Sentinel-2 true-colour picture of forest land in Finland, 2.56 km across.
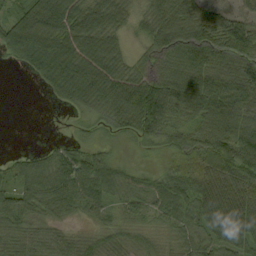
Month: September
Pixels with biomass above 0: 85%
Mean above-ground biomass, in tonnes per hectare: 64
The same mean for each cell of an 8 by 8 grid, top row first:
46 54 55 61 54 98 90 61
65 63 63 53 52 98 105 99
0 53 69 60 86 98 92 109
0 1 29 58 112 94 100 100
0 10 34 17 37 62 91 107
50 68 94 91 30 78 107 111
61 67 55 40 49 58 101 118
60 54 40 49 41 34 48 76
